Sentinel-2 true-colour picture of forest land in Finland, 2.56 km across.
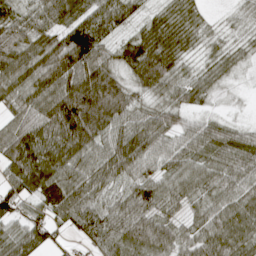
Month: April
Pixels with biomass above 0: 91%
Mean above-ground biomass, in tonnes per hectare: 70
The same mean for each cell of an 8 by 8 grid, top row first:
63 74 72 80 31 55 16 13
84 87 129 48 93 71 22 24
94 102 121 84 72 62 42 8
66 100 152 107 49 57 21 5
94 83 105 82 92 57 83 77
73 100 81 70 64 68 67 69
54 66 89 59 77 41 66 76
60 57 29 74 97 75 87 75
